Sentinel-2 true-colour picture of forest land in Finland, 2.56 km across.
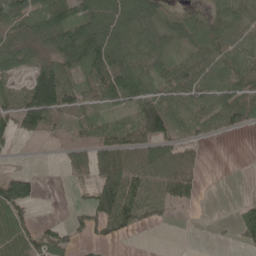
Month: May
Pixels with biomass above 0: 68%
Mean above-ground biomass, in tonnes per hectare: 57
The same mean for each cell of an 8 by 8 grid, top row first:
80 83 81 83 75 22 41 63
76 80 156 106 52 27 72 60
45 141 61 106 67 89 71 87
94 133 64 37 105 70 78 79
15 5 39 73 52 48 16 0
71 0 31 116 67 67 3 0
94 0 26 111 73 21 0 22
53 67 29 35 0 0 1 22
